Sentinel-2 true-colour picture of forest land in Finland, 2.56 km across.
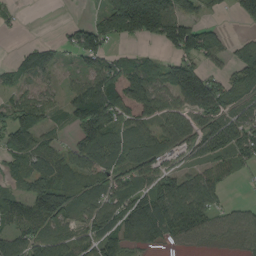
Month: August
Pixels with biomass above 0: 71%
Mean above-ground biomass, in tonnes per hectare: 83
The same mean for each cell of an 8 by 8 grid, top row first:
19 0 1 127 293 149 27 53
8 31 116 44 11 108 112 47
37 33 55 155 160 144 126 78
85 60 113 159 171 81 106 76
93 52 71 90 80 74 100 118
45 110 64 83 91 69 80 26
74 173 64 90 117 129 89 28
84 75 69 111 50 63 43 44
